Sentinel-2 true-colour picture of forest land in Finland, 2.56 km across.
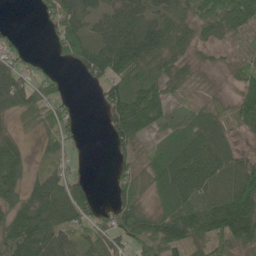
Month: May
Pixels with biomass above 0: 73%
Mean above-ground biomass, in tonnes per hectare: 57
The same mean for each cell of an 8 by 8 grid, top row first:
0 35 71 63 73 56 64 75
31 11 85 100 95 55 22 8
71 29 13 66 64 45 4 29
40 45 9 66 120 21 36 65
38 23 12 38 25 64 91 22
54 45 23 22 35 108 101 95
59 88 80 47 58 93 88 155
76 85 44 69 88 92 79 82
